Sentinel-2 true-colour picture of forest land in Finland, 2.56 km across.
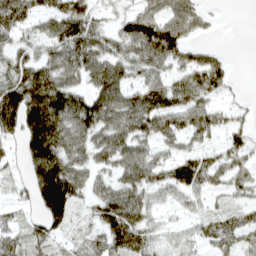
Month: April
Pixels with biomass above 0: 75%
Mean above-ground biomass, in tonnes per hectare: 61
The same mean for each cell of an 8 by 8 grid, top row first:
68 62 87 25 89 69 24 0
40 53 93 46 108 92 29 0
76 101 58 90 50 49 85 3
120 150 97 94 102 71 54 17
29 131 74 84 60 37 27 42
14 156 68 46 74 72 62 52
23 126 27 91 73 21 19 37
31 44 25 75 61 21 40 44
